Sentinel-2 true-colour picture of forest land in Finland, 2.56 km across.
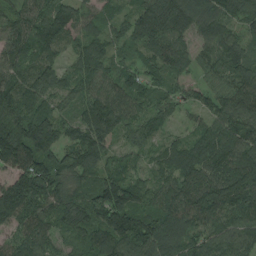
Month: August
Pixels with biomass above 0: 95%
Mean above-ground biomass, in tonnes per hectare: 104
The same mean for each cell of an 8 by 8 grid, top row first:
90 115 93 61 136 171 100 97
108 99 76 63 82 81 67 93
107 103 99 93 77 50 56 101
135 84 86 139 71 46 73 116
208 137 128 69 65 62 110 124
121 164 91 90 61 105 116 155
159 103 106 179 93 126 137 122
86 86 61 134 159 119 99 110
